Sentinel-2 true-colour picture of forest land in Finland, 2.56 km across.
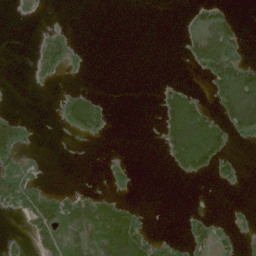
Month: June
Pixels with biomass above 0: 29%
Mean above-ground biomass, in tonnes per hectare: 29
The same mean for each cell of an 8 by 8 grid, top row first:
6 1 0 0 0 0 45 8
0 49 7 0 0 0 75 29
0 16 1 0 0 2 37 104
7 0 95 14 0 100 39 111
81 0 4 1 0 92 123 8
52 5 0 15 0 13 25 21
47 86 68 62 11 0 2 3
10 48 47 120 78 10 48 18
